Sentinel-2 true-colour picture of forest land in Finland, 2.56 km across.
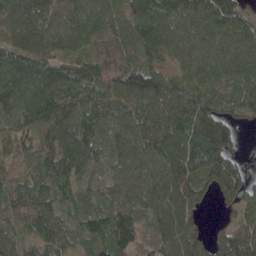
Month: April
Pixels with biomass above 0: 94%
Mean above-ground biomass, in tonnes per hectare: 87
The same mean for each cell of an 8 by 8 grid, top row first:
115 98 83 65 102 76 94 87
113 86 62 78 93 73 71 91
113 113 98 96 122 73 72 77
93 121 91 83 83 109 107 57
79 85 129 58 92 108 147 35
56 96 64 60 88 108 109 92
73 90 55 88 84 112 25 82
61 81 61 128 45 97 73 124
